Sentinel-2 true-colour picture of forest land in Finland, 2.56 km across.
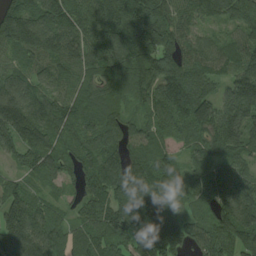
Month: August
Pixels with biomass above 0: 95%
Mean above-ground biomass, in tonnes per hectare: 118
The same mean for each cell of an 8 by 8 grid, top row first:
195 154 108 143 139 99 100 116
142 138 119 149 136 110 70 95
102 86 75 129 144 154 101 152
176 116 92 89 71 138 130 158
127 118 100 99 97 65 100 132
49 88 88 145 133 68 170 135
148 79 78 130 136 85 98 192
163 123 85 126 90 127 108 155
